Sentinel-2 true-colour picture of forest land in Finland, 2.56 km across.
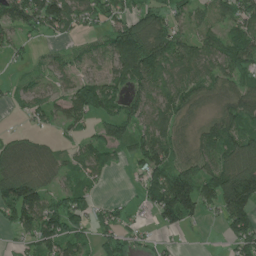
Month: June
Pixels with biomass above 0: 72%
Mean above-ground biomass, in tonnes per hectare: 69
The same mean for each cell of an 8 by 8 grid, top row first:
117 121 71 70 86 56 49 90
32 13 27 79 114 80 80 106
18 36 57 64 94 64 65 66
17 52 65 72 89 72 20 96
63 38 38 76 88 65 85 96
127 64 44 17 64 109 89 154
124 103 67 40 30 146 59 165
24 85 70 53 23 10 2 94
